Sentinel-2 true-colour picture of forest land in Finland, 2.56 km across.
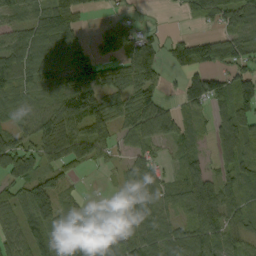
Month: September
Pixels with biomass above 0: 78%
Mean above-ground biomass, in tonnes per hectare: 68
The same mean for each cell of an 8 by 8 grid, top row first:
47 86 63 24 7 9 79 97
87 111 60 71 67 68 105 83
67 69 86 80 93 16 111 87
40 65 98 67 97 56 53 104
71 82 107 67 59 49 34 116
83 66 17 13 78 30 56 88
57 101 27 24 76 41 118 66
62 52 58 76 85 73 79 54
